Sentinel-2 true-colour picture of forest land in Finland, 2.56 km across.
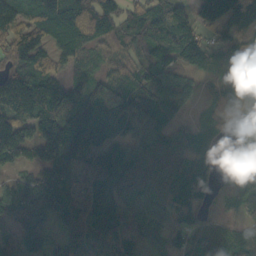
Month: October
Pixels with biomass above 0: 91%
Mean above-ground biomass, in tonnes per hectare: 81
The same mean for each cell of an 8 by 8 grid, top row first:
97 112 116 58 91 75 66 91
82 68 75 55 67 88 66 81
131 101 69 75 71 88 36 64
123 119 115 112 112 63 37 73
130 140 115 75 88 80 70 46
37 81 72 86 82 84 71 120
80 97 82 65 52 75 40 76
75 62 64 88 47 37 103 87
